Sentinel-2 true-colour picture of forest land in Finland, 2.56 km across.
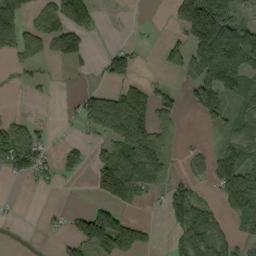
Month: September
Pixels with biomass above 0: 48%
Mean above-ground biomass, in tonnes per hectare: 63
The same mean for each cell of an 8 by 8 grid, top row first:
61 75 113 1 0 41 237 66
69 60 81 28 5 68 240 199
10 16 4 50 32 10 120 96
7 0 50 124 87 46 76 64
108 28 27 74 118 13 12 87
46 33 22 153 95 23 49 166
3 6 14 83 7 109 49 96
2 3 82 135 48 46 104 37
